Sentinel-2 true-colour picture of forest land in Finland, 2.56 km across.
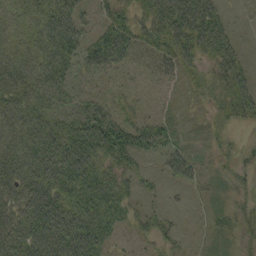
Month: September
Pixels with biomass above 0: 77%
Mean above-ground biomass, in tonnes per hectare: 47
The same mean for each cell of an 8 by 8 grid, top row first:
22 54 35 53 44 42 50 7
36 54 54 92 43 47 69 27
58 58 24 10 7 15 26 53
52 52 58 46 13 10 13 46
62 73 90 95 57 32 13 14
67 82 96 65 24 41 15 21
68 102 101 97 23 8 10 27
86 103 116 47 23 23 10 27
